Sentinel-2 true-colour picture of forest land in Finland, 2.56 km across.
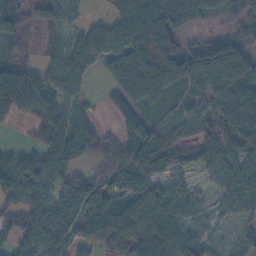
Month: November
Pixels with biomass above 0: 85%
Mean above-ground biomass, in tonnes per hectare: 64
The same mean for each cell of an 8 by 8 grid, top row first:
71 43 15 39 109 83 32 44
42 21 59 55 125 84 98 76
134 66 53 51 138 79 114 114
60 70 26 24 44 24 55 87
10 63 72 41 83 33 79 77
114 64 34 56 56 40 35 83
60 74 71 71 98 65 19 50
65 76 49 91 77 73 39 32
